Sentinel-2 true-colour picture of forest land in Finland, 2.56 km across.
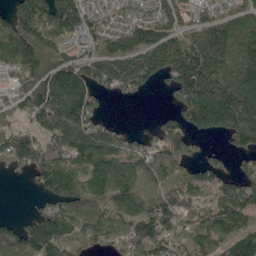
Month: May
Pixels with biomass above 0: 81%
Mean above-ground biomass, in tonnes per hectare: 124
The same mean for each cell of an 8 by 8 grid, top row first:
135 198 175 99 96 132 98 116
184 117 77 134 177 196 242 155
72 146 155 161 124 161 240 209
74 193 192 9 0 75 218 240
146 113 171 122 59 105 17 92
19 131 99 145 103 88 101 91
0 70 115 91 104 139 114 131
120 156 93 82 145 114 111 139
